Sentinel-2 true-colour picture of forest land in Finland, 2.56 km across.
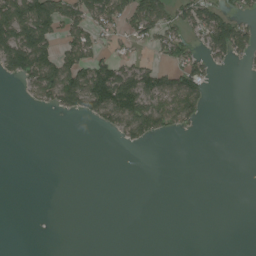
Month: August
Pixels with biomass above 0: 30%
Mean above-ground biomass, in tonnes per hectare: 36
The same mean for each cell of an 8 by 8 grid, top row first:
141 134 79 75 101 51 80 38
161 91 84 19 19 60 65 63
35 113 110 147 91 69 45 1
0 18 53 97 118 91 14 0
0 0 0 4 30 0 0 0
0 0 0 0 0 0 0 0
0 0 0 0 0 0 0 0
0 0 0 0 0 0 0 0
